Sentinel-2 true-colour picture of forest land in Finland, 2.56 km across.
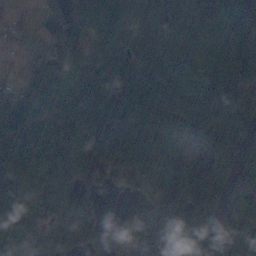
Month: November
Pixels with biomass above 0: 89%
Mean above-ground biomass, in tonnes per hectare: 102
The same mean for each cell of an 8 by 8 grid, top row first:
15 35 65 94 81 68 149 128
13 38 71 92 95 83 98 102
21 83 111 178 162 115 140 96
98 87 125 173 172 113 140 138
109 95 121 134 128 88 124 112
109 114 135 81 111 150 177 111
82 44 138 5 43 121 170 85
69 62 116 44 92 130 159 104
